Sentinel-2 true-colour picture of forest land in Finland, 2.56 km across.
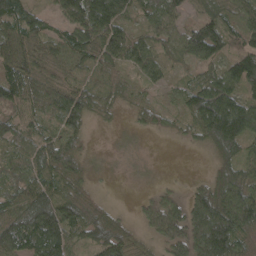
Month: April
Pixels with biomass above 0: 83%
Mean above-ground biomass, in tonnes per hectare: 69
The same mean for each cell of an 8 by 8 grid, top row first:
81 32 114 112 57 61 67 55
68 54 85 96 82 62 137 54
103 74 43 35 46 29 81 123
43 49 95 23 42 39 151 134
52 66 45 2 2 9 57 90
45 69 57 3 2 2 32 89
60 119 94 27 42 73 152 157
99 124 40 102 26 98 188 96
